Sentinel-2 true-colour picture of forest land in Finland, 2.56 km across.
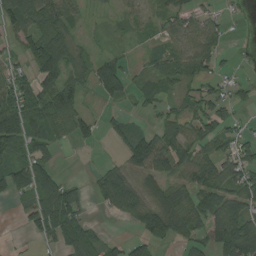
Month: August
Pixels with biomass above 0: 68%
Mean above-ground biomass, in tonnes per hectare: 59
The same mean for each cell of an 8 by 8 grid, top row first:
84 84 29 17 36 65 38 12
35 132 34 15 18 55 72 6
97 69 45 99 32 57 44 21
153 89 47 15 18 39 63 18
87 64 26 18 99 78 54 62
100 76 4 75 64 56 83 85
20 135 65 60 76 86 94 84
5 49 99 29 57 47 64 146
